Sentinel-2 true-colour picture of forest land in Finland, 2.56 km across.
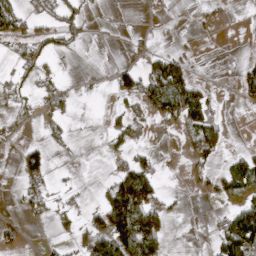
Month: April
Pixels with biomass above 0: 33%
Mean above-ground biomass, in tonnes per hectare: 40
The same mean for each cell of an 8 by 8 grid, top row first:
102 70 64 1 3 2 16 4
47 57 18 1 13 15 0 1
50 48 3 26 80 126 11 47
47 44 5 28 48 90 73 5
22 36 4 25 17 12 82 4
18 41 4 45 101 1 45 88
12 43 24 124 107 10 2 72
24 6 38 123 121 2 13 129
